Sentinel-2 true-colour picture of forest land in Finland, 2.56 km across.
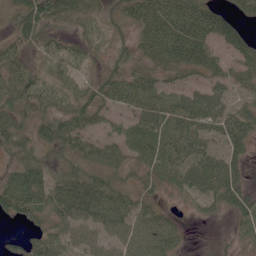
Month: June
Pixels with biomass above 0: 81%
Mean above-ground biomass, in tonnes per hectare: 46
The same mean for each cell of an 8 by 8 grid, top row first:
38 48 37 33 73 84 70 34
35 24 26 26 50 86 58 52
51 21 17 48 56 29 46 37
51 34 53 31 56 60 81 51
49 52 48 40 49 61 41 41
61 45 62 44 27 59 87 37
59 53 77 78 39 10 20 42
11 50 49 46 73 36 7 15
